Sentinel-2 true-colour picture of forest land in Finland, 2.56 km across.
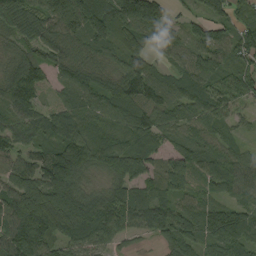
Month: September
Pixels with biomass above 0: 92%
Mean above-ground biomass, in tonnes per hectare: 86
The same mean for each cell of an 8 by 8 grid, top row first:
108 108 153 118 168 36 74 61
61 79 61 61 70 72 94 80
109 46 88 68 99 74 91 88
58 45 87 87 93 85 91 44
68 63 71 84 73 62 74 37
100 132 107 101 89 42 84 99
130 170 155 110 80 71 72 81
134 97 113 71 20 106 79 100
